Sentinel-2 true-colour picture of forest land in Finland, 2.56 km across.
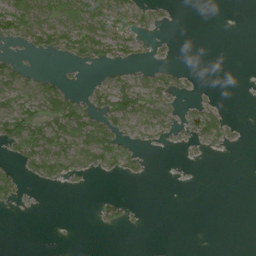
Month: July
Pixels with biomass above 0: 35%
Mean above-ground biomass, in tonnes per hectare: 28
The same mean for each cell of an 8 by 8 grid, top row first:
85 80 96 88 35 4 0 0
15 41 68 64 17 4 0 0
61 31 4 33 32 29 0 0
70 92 80 79 63 23 49 0
55 95 93 88 20 10 35 7
28 49 24 20 10 0 0 0
9 0 0 22 3 0 0 0
0 0 0 0 0 0 0 0
